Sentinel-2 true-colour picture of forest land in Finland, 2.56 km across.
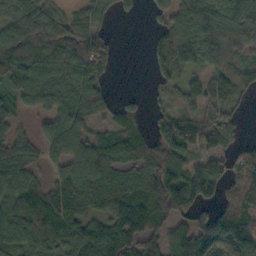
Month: October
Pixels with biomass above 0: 80%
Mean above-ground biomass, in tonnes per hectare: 86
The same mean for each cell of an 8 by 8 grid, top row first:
97 96 58 36 11 97 114 86
113 110 129 51 15 127 111 68
89 113 125 24 4 64 81 80
31 57 121 61 38 79 88 46
64 69 83 93 83 145 99 61
100 43 102 89 94 120 128 115
104 98 92 97 121 117 67 98
98 72 98 102 100 88 128 134
